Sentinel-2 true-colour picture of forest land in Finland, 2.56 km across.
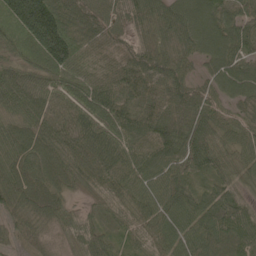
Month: May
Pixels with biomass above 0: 98%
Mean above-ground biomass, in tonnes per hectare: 77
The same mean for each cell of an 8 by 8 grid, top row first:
159 184 101 77 87 76 73 74
67 159 105 64 73 57 60 78
71 69 73 72 100 87 51 84
58 84 86 90 94 97 76 38
62 73 101 92 79 102 71 61
70 63 77 87 75 69 64 57
57 65 23 59 76 72 74 74
41 35 65 38 67 62 83 95
